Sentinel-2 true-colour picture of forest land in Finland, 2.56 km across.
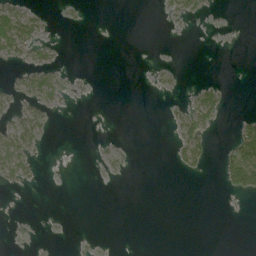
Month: June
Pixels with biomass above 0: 17%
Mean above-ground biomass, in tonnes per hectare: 10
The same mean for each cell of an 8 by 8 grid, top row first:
57 10 4 0 0 16 8 0
50 19 0 0 0 0 0 0
13 35 2 0 0 3 6 0
21 21 0 0 0 11 52 2
51 5 0 5 0 20 24 57
28 0 0 7 0 3 4 92
0 0 0 0 0 0 0 0
1 0 1 0 0 0 0 0
